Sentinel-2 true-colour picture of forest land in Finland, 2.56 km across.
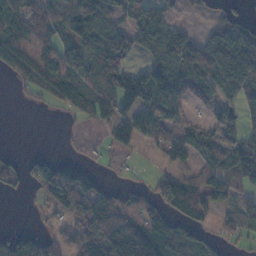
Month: November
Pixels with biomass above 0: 64%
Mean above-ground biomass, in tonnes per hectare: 57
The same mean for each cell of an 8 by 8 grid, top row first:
69 81 98 62 76 28 15 28
76 58 55 79 56 99 66 78
25 75 62 62 90 99 86 85
0 5 31 57 71 46 20 37
0 0 4 39 31 78 54 63
34 69 80 5 5 48 75 70
0 37 104 103 59 75 62 56
105 52 98 121 119 83 34 34
